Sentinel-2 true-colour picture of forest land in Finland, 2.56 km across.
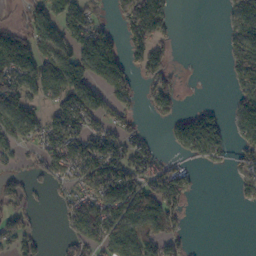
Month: October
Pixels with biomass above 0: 56%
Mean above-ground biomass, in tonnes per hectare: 75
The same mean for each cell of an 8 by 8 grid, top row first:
26 111 117 33 166 25 0 92
124 105 114 145 115 17 0 105
111 107 122 126 52 41 1 82
112 64 134 69 25 63 58 83
59 90 109 102 63 54 138 64
45 66 99 144 106 87 2 48
69 9 96 120 128 70 0 12
76 13 96 107 112 51 0 0
